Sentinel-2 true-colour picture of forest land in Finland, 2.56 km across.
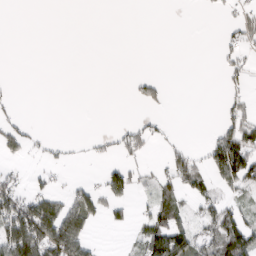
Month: March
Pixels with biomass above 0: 29%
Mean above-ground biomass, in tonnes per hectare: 29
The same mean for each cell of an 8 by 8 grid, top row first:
0 0 0 0 0 0 1 25
0 0 0 0 0 0 0 34
2 0 0 0 35 0 0 22
12 0 0 0 10 0 0 37
35 11 6 19 34 13 32 119
19 13 4 45 19 55 47 91
91 81 87 35 14 54 46 35
122 117 89 0 63 105 51 96
